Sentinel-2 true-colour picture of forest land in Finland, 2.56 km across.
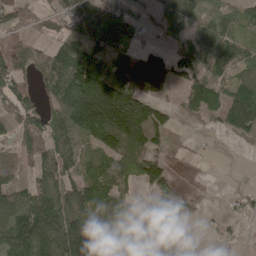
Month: May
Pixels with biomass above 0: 69%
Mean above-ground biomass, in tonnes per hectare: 87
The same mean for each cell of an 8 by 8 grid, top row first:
73 35 122 120 39 124 41 43
52 43 89 112 62 89 68 63
80 63 175 183 258 108 84 68
73 69 184 252 170 33 62 209
47 85 81 155 156 8 2 16
42 85 93 123 110 26 1 4
118 135 122 76 25 72 8 17
157 139 251 39 59 69 9 12
